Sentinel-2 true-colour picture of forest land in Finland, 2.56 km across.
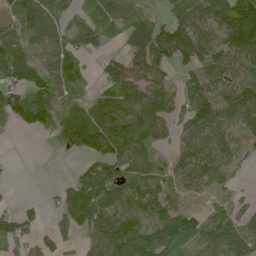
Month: June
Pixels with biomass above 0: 75%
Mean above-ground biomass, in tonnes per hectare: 76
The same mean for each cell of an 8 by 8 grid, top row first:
75 80 50 86 57 55 75 174
103 59 79 23 130 104 69 117
83 70 59 106 97 43 73 64
90 74 56 96 104 66 106 74
0 15 86 96 72 49 99 37
2 0 54 78 70 66 85 15
32 25 171 79 93 75 48 50
95 50 54 126 113 152 131 157
